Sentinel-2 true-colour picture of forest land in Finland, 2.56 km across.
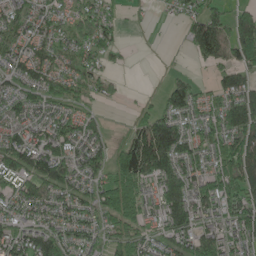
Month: May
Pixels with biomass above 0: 78%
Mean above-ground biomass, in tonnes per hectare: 82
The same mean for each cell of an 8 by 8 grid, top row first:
82 74 81 47 8 22 87 57
74 82 78 47 1 3 105 107
70 86 73 35 1 44 23 78
67 53 58 3 46 96 57 124
115 124 70 45 166 134 89 125
124 117 75 87 152 135 97 135
76 78 95 132 82 145 117 106
109 126 70 60 84 106 113 74
